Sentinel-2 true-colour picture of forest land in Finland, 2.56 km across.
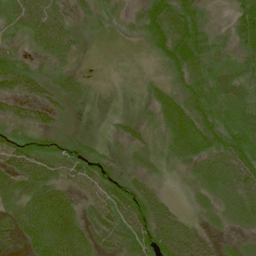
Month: July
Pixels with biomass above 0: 89%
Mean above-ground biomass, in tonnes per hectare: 39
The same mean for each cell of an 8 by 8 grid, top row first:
44 60 18 12 43 61 23 52
21 43 16 2 13 64 42 40
55 33 26 12 19 31 45 43
33 34 16 15 16 61 52 45
47 37 32 19 28 53 52 61
66 51 48 41 25 14 44 65
44 67 32 64 74 27 24 47
24 57 47 45 58 73 27 20
